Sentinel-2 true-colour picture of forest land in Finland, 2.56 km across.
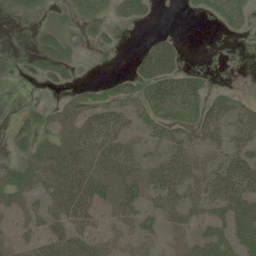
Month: July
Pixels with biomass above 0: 55%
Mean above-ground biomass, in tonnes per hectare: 29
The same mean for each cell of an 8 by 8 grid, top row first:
7 6 18 14 17 0 13 25
1 22 5 6 21 29 0 0
0 18 8 12 43 44 11 0
1 16 40 44 28 32 36 32
10 28 56 57 27 38 35 33
28 57 63 69 59 60 39 73
27 36 53 38 39 43 36 64
21 41 43 30 32 22 37 40
